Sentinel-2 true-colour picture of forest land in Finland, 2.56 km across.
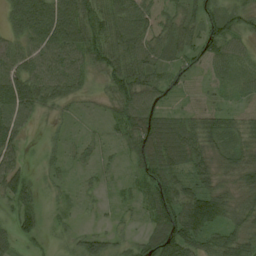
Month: August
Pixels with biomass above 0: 90%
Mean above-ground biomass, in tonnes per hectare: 47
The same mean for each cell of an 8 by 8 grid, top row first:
51 78 77 68 64 47 50 47
45 73 75 72 62 50 60 30
66 62 38 52 57 24 22 22
61 18 12 31 59 25 32 23
41 13 24 17 75 76 51 43
61 18 12 13 58 54 45 49
54 14 11 12 41 97 104 51
34 14 40 35 45 115 54 63
